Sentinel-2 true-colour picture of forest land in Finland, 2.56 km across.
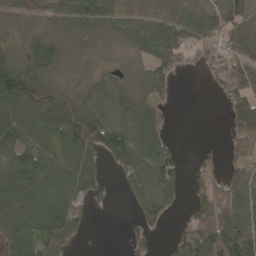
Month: April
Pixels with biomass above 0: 73%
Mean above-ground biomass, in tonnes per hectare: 55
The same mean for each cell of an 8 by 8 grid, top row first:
14 28 61 43 14 53 54 41
28 57 9 9 51 93 52 60
119 61 12 34 27 21 21 85
85 127 97 65 58 2 0 71
92 58 96 99 87 15 8 65
110 87 91 11 85 53 55 32
101 92 42 13 58 21 74 52
69 79 18 0 28 40 124 87
